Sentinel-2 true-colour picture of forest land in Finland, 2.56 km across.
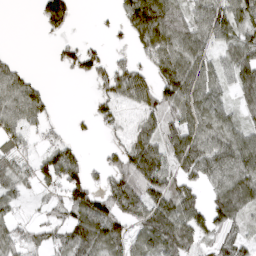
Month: April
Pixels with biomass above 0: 68%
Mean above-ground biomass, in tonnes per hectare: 67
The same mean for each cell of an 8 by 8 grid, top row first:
0 91 6 12 159 93 44 92
2 4 47 14 68 106 49 92
68 5 14 69 59 153 87 97
92 35 6 44 54 81 91 48
52 35 17 25 92 100 111 103
71 59 62 56 125 79 80 112
31 27 90 90 105 111 90 93
65 43 93 85 67 117 45 66
